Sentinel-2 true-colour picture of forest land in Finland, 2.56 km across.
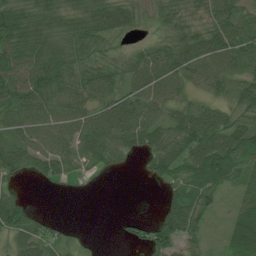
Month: July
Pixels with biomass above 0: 79%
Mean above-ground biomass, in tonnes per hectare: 50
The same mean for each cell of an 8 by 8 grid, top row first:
81 65 58 77 29 48 48 61
76 65 62 34 32 60 67 77
76 82 61 59 58 48 42 49
62 68 60 69 42 46 49 54
58 64 54 69 63 73 75 73
33 36 17 10 16 49 74 44
54 3 0 0 0 89 48 38
45 50 14 2 50 68 15 49
